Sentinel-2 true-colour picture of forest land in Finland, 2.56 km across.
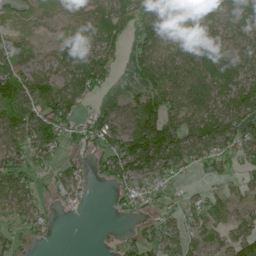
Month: June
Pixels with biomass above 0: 75%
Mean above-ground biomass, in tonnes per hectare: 63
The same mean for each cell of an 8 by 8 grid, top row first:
32 25 50 118 77 102 54 89
60 23 44 52 75 67 91 36
101 80 84 22 71 101 104 80
77 99 43 46 116 88 75 87
83 106 39 83 171 120 95 84
95 28 29 66 81 47 14 39
59 26 14 12 35 38 64 37
36 16 0 8 54 64 46 57
